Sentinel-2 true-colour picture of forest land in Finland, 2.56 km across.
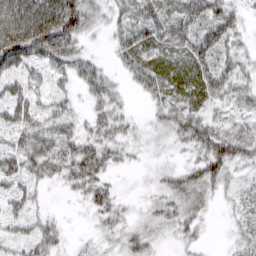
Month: March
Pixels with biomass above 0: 84%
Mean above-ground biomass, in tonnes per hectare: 46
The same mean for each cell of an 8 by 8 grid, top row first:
80 97 76 30 56 49 62 27
106 101 43 26 71 66 65 30
55 41 52 31 65 58 65 43
61 45 21 59 12 52 38 36
47 73 60 62 23 31 76 68
62 50 71 28 10 41 66 26
33 13 11 49 17 46 20 20
41 53 8 21 38 22 7 27
